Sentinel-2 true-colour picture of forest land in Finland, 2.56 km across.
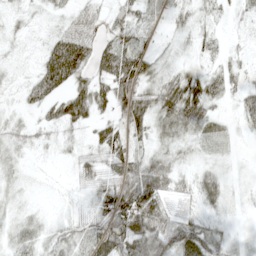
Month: May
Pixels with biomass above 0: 85%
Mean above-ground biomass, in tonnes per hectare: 34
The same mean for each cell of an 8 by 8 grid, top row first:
10 8 24 25 35 27 21 21
7 44 83 54 33 11 29 16
8 83 43 78 52 42 47 30
9 29 71 40 58 66 41 34
16 10 15 72 29 26 20 13
9 3 23 43 71 31 42 14
11 7 11 81 80 17 25 11
25 23 35 84 66 53 47 14
